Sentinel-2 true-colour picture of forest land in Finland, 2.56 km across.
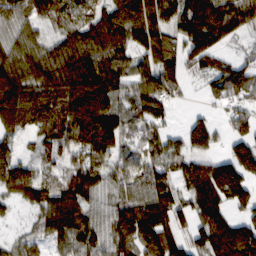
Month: February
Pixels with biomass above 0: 85%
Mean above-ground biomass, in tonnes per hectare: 101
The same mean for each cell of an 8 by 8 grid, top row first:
90 78 94 114 140 96 151 94
83 75 117 131 108 86 100 27
136 117 175 124 84 92 55 101
133 111 146 128 96 24 25 66
44 74 111 128 75 55 89 98
121 54 119 71 100 92 158 145
27 113 121 81 143 123 169 74
36 76 94 95 142 113 138 192
